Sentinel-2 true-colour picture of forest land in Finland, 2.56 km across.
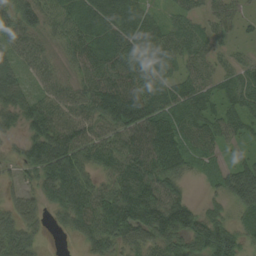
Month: August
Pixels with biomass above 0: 90%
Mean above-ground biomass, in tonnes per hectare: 74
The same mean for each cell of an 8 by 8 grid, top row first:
94 61 90 97 55 38 40 34
59 41 74 85 79 66 47 14
81 46 55 91 78 59 53 55
93 98 67 127 134 74 67 72
27 130 92 75 102 95 55 32
26 114 89 76 128 78 38 102
68 51 104 113 143 121 38 61
87 10 41 88 68 80 123 65
